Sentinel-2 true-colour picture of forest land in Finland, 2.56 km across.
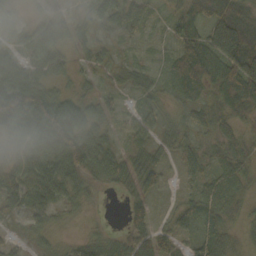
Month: October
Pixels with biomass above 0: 84%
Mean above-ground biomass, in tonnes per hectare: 44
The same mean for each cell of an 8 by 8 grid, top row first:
23 47 27 40 42 49 85 66
39 61 23 17 6 46 81 119
60 35 19 14 24 57 77 119
81 70 53 23 29 20 45 54
66 60 82 27 30 30 25 41
67 62 54 44 56 15 39 47
33 39 24 1 45 23 48 22
17 20 24 35 64 41 47 16
